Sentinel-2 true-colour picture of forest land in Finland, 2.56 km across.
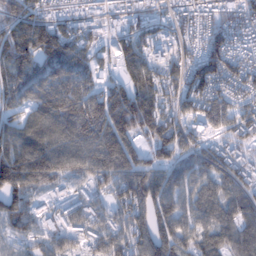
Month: February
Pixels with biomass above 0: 87%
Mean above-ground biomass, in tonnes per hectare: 103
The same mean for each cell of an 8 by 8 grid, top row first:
98 82 57 50 67 57 70 113
157 148 108 86 96 87 119 89
118 107 103 62 121 96 135 114
73 127 157 172 178 93 145 101
113 128 129 149 76 131 67 77
159 128 76 108 120 77 95 94
111 40 87 79 135 91 99 113
64 78 66 100 118 104 81 103
